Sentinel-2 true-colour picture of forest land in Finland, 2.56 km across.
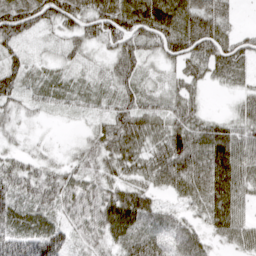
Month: April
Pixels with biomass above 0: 89%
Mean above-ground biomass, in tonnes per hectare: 55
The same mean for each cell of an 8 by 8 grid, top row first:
79 72 74 81 97 87 75 11
42 13 41 51 44 83 96 56
61 18 16 44 34 31 40 33
37 24 21 46 59 60 20 32
17 9 26 70 63 86 84 72
65 51 48 46 57 83 86 74
55 49 62 99 82 31 71 62
72 89 34 56 76 58 41 60
